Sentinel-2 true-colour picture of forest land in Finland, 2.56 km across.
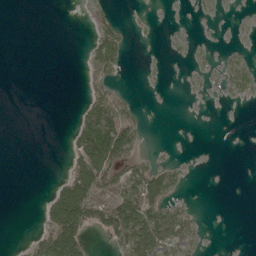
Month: May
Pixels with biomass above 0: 26%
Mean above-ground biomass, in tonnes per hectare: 22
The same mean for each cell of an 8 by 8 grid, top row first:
0 0 0 8 1 0 2 0
0 0 1 61 0 1 2 2
0 0 1 26 1 0 5 23
0 0 25 64 4 0 0 0
0 0 60 146 10 0 0 0
0 1 81 58 50 19 0 0
0 32 130 84 90 34 0 0
1 67 78 36 120 77 3 0
